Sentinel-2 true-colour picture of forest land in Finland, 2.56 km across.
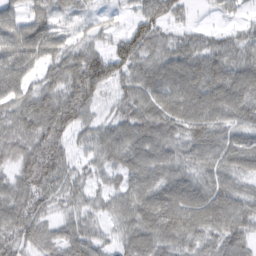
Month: February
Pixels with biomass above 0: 88%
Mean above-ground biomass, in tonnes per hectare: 66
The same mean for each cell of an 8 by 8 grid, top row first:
50 63 35 18 53 36 6 16
84 74 52 51 77 62 56 60
69 46 107 66 71 80 88 76
61 95 87 38 77 81 82 70
83 102 30 75 90 71 84 69
59 90 43 43 77 74 68 65
78 46 48 49 85 95 98 73
72 59 87 37 78 77 61 67
